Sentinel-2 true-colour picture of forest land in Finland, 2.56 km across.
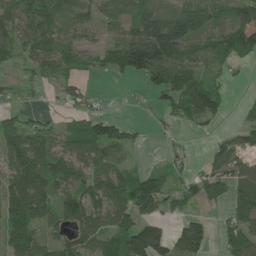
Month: June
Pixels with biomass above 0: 71%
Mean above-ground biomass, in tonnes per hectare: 70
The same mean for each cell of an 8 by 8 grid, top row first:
90 102 50 54 100 80 59 79
75 80 55 60 185 118 53 94
24 35 43 20 74 121 48 9
35 15 52 13 7 63 85 12
112 81 82 118 11 13 18 54
117 95 59 94 73 40 82 76
96 66 133 95 102 49 24 64
83 63 90 97 161 106 60 87
